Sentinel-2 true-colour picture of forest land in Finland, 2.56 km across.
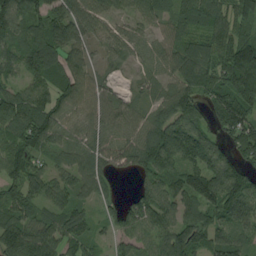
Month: August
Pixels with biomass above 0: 90%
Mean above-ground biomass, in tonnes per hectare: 87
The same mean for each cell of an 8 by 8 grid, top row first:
109 101 101 64 61 74 98 101
74 133 74 50 40 73 95 135
49 87 129 29 36 81 79 142
126 99 94 83 56 133 69 146
81 86 56 57 122 134 95 96
87 81 75 49 74 99 124 107
83 65 54 44 94 91 103 123
115 102 80 38 65 136 83 69
